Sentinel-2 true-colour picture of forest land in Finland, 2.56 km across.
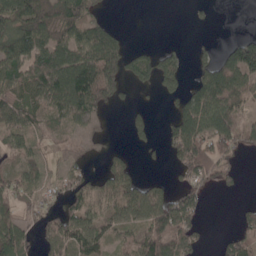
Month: April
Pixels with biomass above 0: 61%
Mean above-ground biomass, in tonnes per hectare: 66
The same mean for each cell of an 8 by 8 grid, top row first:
112 114 103 10 0 0 8 0
99 110 95 100 22 22 17 87
91 137 148 125 44 55 84 108
96 75 107 27 18 49 129 88
57 30 29 15 20 80 106 63
58 43 58 70 23 30 83 22
55 56 84 77 104 111 20 20
92 64 93 50 106 122 14 61
